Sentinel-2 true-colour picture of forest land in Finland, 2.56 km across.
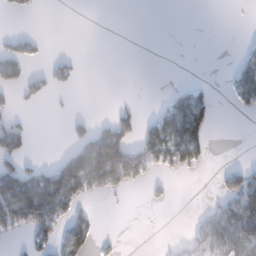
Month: January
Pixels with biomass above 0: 28%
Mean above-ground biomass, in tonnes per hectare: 37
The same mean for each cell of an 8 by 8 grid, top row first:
8 0 0 0 0 0 0 0
34 3 0 0 0 0 0 13
44 37 9 0 0 1 2 53
13 2 3 15 7 103 57 10
78 0 54 127 84 130 38 0
106 86 149 132 54 18 0 68
148 141 28 1 4 2 20 106
13 53 81 7 0 7 77 113
